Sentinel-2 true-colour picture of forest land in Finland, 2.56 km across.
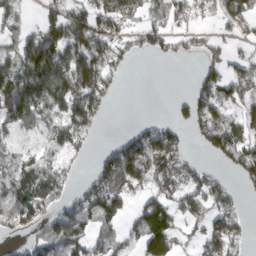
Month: March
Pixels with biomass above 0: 61%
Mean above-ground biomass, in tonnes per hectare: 68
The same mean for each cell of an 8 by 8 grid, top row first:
51 48 74 97 55 58 23 72
74 129 106 77 41 37 34 15
105 116 109 51 0 0 61 100
98 72 114 11 0 24 88 52
33 58 54 27 120 81 66 98
104 83 19 91 97 102 55 49
132 66 75 82 86 80 73 37
23 108 92 58 109 69 96 52
